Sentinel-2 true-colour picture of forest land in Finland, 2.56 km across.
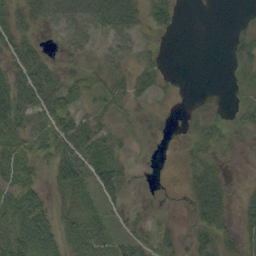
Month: September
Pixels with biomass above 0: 63%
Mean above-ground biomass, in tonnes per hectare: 26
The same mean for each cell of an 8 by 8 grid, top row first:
29 49 66 73 35 20 1 5
33 7 28 27 19 1 0 25
38 39 41 40 36 4 0 17
49 51 31 32 12 2 16 18
45 52 47 21 9 5 30 12
45 19 32 41 1 2 54 1
38 25 18 20 8 2 63 17
39 37 19 23 25 20 34 26
